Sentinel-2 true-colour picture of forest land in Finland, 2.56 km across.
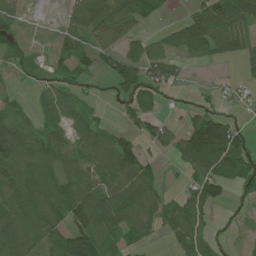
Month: July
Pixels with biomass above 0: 66%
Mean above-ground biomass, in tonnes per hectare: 57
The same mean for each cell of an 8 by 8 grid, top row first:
18 1 57 76 55 11 109 93
38 11 51 67 57 59 80 67
7 26 34 58 89 49 5 20
30 50 42 9 63 13 66 17
106 80 55 76 47 55 174 79
72 68 64 80 66 7 99 85
75 77 102 89 80 52 71 24
76 67 130 44 32 46 50 18
